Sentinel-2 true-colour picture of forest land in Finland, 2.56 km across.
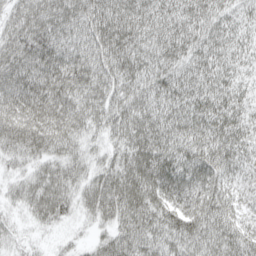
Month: April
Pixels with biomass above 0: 96%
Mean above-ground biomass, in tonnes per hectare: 61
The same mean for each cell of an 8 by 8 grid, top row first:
44 69 83 92 80 78 64 38
61 82 72 85 79 74 58 42
72 77 77 62 65 69 61 40
69 71 66 64 64 66 63 48
54 60 43 40 71 71 66 50
27 55 46 61 87 75 68 40
24 64 36 65 79 70 74 41
23 14 18 57 72 66 63 67
